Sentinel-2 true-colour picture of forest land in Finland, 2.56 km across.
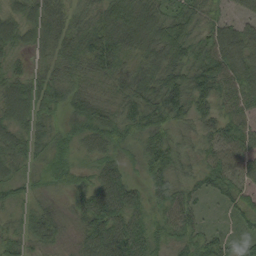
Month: August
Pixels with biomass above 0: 96%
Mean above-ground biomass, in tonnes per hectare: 54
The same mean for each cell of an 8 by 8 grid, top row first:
48 81 45 70 72 58 45 41
47 54 61 76 70 74 68 97
55 63 43 46 61 64 83 85
77 49 59 43 63 56 44 55
59 40 31 45 41 51 44 61
36 31 29 62 26 48 52 52
28 35 47 105 44 63 15 43
45 46 42 99 66 37 50 35
